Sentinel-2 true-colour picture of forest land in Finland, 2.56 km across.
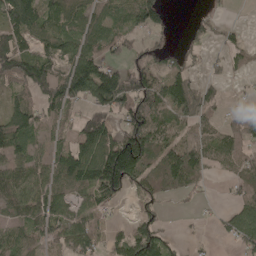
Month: May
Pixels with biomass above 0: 69%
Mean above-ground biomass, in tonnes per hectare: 79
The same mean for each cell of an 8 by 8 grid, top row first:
122 81 85 48 99 4 32 0
130 68 91 59 53 24 27 52
125 140 173 150 108 102 41 11
109 59 45 98 149 106 76 21
95 49 118 165 197 89 81 72
77 71 117 228 119 134 33 62
67 87 43 32 48 5 7 67
60 59 84 52 171 23 6 69
